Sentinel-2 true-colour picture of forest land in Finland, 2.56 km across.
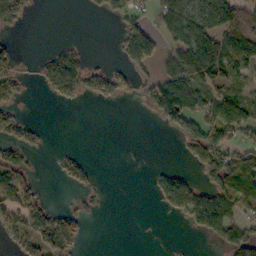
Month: October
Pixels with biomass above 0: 42%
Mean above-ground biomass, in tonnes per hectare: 56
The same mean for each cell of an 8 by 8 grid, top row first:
83 0 1 28 38 87 100 97
26 9 19 8 134 63 122 84
77 69 119 80 39 102 90 54
48 0 4 1 11 114 93 99
69 9 1 0 0 10 146 82
78 2 50 0 2 57 56 228
109 45 22 1 0 79 158 89
54 138 52 0 1 1 25 106
